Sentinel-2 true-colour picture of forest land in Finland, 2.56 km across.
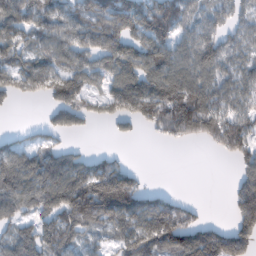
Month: February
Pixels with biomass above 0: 72%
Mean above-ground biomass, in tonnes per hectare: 93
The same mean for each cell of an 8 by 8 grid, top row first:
98 82 74 111 171 139 65 59
86 89 79 94 105 104 123 72
82 109 100 87 134 143 106 83
8 36 83 74 125 190 133 99
55 56 13 6 4 42 54 141
129 145 150 183 29 0 0 57
96 98 161 178 116 79 7 114
119 112 70 54 122 140 141 120
